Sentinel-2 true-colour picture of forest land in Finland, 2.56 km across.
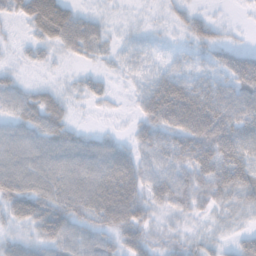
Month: November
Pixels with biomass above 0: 85%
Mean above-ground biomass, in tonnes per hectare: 42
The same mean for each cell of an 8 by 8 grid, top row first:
29 93 37 7 5 18 17 4
9 30 46 16 22 12 38 26
20 8 17 11 24 49 39 74
35 56 5 7 40 91 91 67
53 54 43 31 39 55 84 74
68 63 58 78 44 44 63 79
55 68 57 84 47 39 28 39
28 47 49 35 43 25 23 25
